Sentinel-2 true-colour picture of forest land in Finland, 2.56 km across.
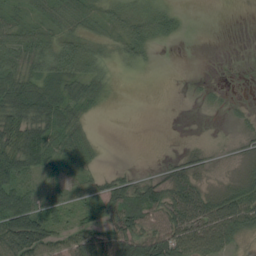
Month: August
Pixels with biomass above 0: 63%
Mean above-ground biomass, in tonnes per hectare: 32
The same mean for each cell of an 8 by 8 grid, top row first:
21 28 35 23 30 18 0 0
44 37 41 16 25 1 0 0
53 46 47 9 1 0 3 1
68 71 27 1 0 0 4 8
74 61 34 0 0 1 6 12
70 23 22 32 14 42 13 17
102 38 27 55 60 75 65 74
101 63 50 53 72 70 60 21
